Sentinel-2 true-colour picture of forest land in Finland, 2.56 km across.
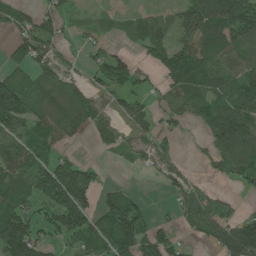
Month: June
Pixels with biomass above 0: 69%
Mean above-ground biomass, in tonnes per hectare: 75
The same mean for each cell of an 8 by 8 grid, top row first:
56 57 14 54 52 67 152 204
57 62 27 28 55 79 70 78
104 96 46 102 34 69 67 79
147 118 102 44 50 49 64 97
93 80 17 34 42 21 40 119
115 134 135 1 7 35 17 51
119 90 141 110 48 45 78 15
197 56 91 113 83 38 47 202
